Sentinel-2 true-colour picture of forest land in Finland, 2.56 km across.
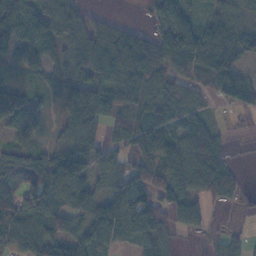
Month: November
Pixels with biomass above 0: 81%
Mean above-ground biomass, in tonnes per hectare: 67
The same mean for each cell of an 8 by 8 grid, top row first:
124 88 53 9 10 81 55 34
85 59 83 114 78 118 127 71
27 45 79 114 105 60 64 14
133 29 120 80 61 51 24 10
67 30 69 48 85 69 79 3
71 128 91 64 85 80 81 21
81 107 75 97 123 66 33 17
68 92 81 61 76 18 13 27
